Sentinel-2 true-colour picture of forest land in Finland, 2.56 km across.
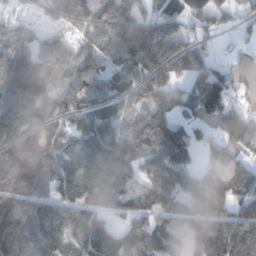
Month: November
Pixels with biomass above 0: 84%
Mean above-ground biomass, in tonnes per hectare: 91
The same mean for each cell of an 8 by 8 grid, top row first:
34 45 104 114 68 61 86 52
105 75 53 76 145 105 44 20
190 159 84 68 130 106 117 26
130 100 72 56 67 87 110 65
141 96 59 99 116 94 56 62
145 144 106 118 55 101 87 89
110 82 91 69 51 58 118 77
160 114 78 93 91 39 136 139
